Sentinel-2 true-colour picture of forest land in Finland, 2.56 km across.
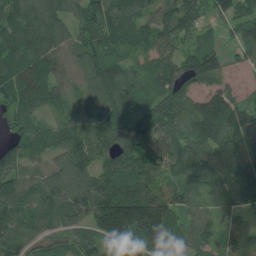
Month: July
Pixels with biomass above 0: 93%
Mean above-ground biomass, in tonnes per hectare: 99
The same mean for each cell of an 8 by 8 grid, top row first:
105 95 75 124 84 121 61 93
111 99 79 64 54 74 85 66
109 103 71 151 55 84 82 17
73 44 49 92 72 82 147 104
81 85 123 96 104 88 95 116
117 110 131 147 114 66 98 109
103 88 147 249 250 102 61 92
111 61 76 156 185 109 60 60
